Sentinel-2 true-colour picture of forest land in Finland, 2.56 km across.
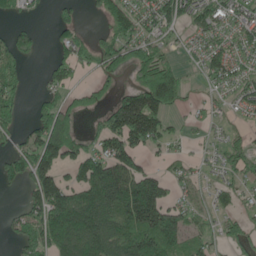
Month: May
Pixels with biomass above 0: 63%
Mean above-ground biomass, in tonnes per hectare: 81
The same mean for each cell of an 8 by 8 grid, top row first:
36 14 27 105 73 102 100 62
100 19 77 95 86 25 60 52
56 51 29 45 119 108 40 65
57 112 60 102 205 34 23 33
56 177 79 110 89 23 25 39
86 123 100 180 111 38 19 48
19 164 186 158 207 81 34 37
56 157 158 124 144 104 35 72
